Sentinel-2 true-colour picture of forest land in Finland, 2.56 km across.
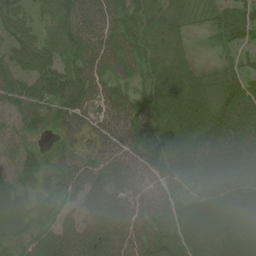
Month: July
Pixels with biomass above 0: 91%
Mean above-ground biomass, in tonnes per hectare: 63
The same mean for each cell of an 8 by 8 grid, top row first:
58 34 86 69 59 55 43 55
56 51 75 69 71 58 21 46
63 78 71 50 44 79 39 53
52 47 53 62 62 77 70 65
29 17 24 57 76 78 81 66
48 39 60 58 58 84 73 94
53 42 52 65 58 84 101 112
68 73 70 67 95 93 86 90
